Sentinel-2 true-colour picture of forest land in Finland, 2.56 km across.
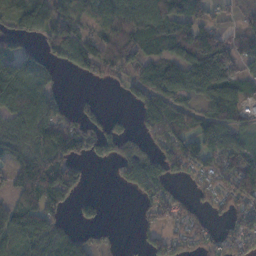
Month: November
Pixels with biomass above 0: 69%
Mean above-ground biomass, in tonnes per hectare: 67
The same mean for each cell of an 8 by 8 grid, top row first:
74 83 55 80 106 91 41 34
55 45 70 100 95 89 160 82
127 41 14 38 80 101 141 79
90 91 30 16 63 66 70 58
62 122 83 66 43 81 74 46
57 131 67 11 113 32 34 103
75 89 36 0 36 56 26 54
78 118 47 11 32 46 32 61
